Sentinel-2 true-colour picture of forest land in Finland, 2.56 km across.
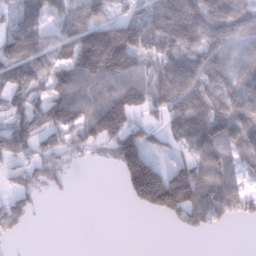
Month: January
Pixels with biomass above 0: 68%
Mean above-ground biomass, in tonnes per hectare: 95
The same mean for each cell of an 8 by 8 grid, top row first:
58 62 91 67 96 184 150 114
111 73 187 264 122 150 133 80
92 95 151 118 110 189 137 129
79 113 120 222 99 172 197 179
114 80 82 117 108 65 127 125
47 53 1 8 211 129 108 61
70 3 0 0 74 156 120 77
11 0 0 0 0 1 4 0
